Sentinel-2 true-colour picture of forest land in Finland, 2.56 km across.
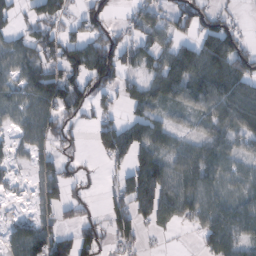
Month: February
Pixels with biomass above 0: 67%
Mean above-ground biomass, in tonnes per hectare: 56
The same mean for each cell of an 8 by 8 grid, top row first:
36 69 44 39 51 69 65 17
56 72 71 100 43 54 79 70
55 95 98 94 47 73 88 93
46 69 73 30 45 23 59 83
24 48 20 90 69 42 53 33
8 57 32 21 106 75 74 43
3 40 43 52 65 66 63 53
51 90 66 43 23 4 57 55
